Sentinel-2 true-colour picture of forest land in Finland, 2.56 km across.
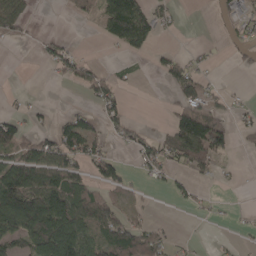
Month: April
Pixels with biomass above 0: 42%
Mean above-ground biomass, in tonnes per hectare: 42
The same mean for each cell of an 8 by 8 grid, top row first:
58 0 19 140 92 19 2 33
7 21 9 17 41 10 7 19
0 5 40 26 2 41 18 1
16 7 25 37 0 48 68 19
69 61 74 18 39 77 114 6
109 90 56 55 19 21 20 5
141 141 100 59 10 9 10 8
72 151 121 76 73 13 4 8
